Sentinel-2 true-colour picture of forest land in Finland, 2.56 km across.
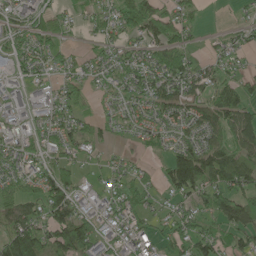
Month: June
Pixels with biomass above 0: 73%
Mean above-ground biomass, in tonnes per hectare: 54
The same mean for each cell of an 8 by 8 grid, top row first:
46 51 29 50 111 66 7 10
49 51 13 36 52 82 17 32
33 40 39 43 68 89 52 48
31 36 31 23 50 66 66 84
42 44 56 19 30 40 58 78
52 68 35 32 28 95 83 80
72 103 44 43 47 33 69 93
119 86 126 42 51 63 73 57
